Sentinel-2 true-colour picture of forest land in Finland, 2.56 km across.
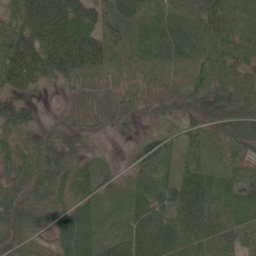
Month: June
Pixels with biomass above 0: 93%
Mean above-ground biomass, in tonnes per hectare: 55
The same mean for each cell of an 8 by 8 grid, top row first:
55 124 78 52 48 54 92 80
86 98 101 41 44 57 82 71
71 39 43 35 37 42 77 62
54 6 39 50 26 37 76 83
41 57 27 2 39 47 49 58
42 58 51 20 58 52 67 49
47 42 53 17 70 73 74 67
45 22 83 38 70 61 70 45
